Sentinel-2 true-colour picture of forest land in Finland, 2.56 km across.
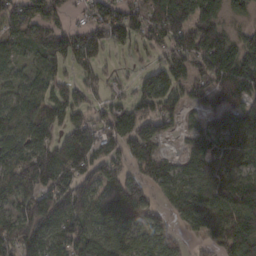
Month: February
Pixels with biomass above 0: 82%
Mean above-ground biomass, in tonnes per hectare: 91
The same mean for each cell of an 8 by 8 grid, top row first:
116 72 25 102 115 159 116 39
55 100 122 54 44 111 143 87
44 75 62 29 57 95 101 147
84 108 57 86 100 58 57 111
88 91 100 85 124 13 74 69
113 143 113 91 90 69 82 72
89 137 128 91 120 67 89 164
127 86 120 94 72 58 66 146
